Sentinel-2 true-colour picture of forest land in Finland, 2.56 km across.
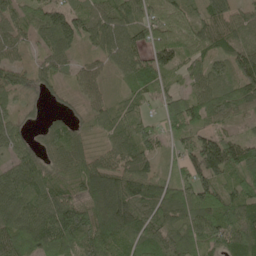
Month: May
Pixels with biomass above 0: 90%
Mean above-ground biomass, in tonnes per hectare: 71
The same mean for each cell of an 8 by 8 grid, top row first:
55 96 94 85 66 68 65 54
54 65 47 90 72 99 68 68
63 43 53 26 67 28 80 96
32 23 27 48 39 76 74 54
60 54 56 53 76 42 88 80
83 69 68 89 89 49 97 60
95 97 116 134 86 87 95 90
85 98 99 77 71 83 93 82
